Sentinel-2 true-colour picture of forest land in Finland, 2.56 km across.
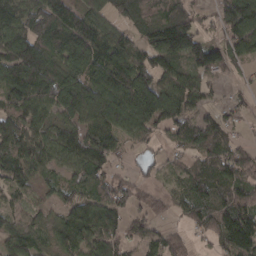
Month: March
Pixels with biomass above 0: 84%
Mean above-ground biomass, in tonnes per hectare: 94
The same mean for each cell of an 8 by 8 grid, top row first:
130 137 108 77 68 106 32 144
130 118 151 137 103 170 102 113
153 143 122 129 124 102 53 25
108 81 127 139 121 119 41 36
135 104 120 97 39 41 113 53
83 51 78 70 29 34 128 108
41 46 115 98 45 47 120 129
96 63 102 91 66 45 38 169
